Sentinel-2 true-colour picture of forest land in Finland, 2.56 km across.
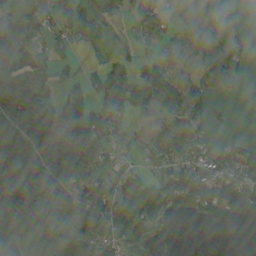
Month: August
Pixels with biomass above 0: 67%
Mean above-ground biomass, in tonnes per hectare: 64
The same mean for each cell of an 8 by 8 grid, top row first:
33 66 79 52 69 17 49 23
82 43 24 18 27 24 39 63
73 40 38 88 85 51 100 50
81 88 97 85 39 73 67 0
93 104 98 54 38 78 40 48
103 121 94 44 46 104 110 135
121 84 95 99 103 50 98 81
58 22 69 64 72 4 0 0
